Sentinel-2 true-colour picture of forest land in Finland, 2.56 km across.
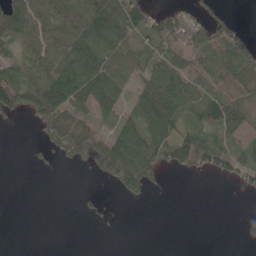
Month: May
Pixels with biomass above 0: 55%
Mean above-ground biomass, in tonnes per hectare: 49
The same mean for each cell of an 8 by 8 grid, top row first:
97 77 84 115 62 61 41 11
41 68 113 83 55 74 102 95
86 82 100 83 59 99 97 79
40 89 41 42 92 93 75 64
0 31 54 87 104 103 93 33
0 2 0 74 92 8 24 43
0 0 4 3 1 0 0 0
0 0 0 0 0 0 0 0
